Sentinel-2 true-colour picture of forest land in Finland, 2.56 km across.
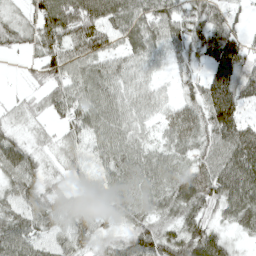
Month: April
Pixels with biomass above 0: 89%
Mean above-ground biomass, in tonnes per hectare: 59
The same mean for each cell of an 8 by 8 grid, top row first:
30 96 124 79 71 68 68 21
31 69 73 41 61 50 92 85
3 57 67 63 37 24 70 87
25 35 61 67 45 33 91 70
51 22 39 67 46 48 65 114
67 36 29 52 67 63 71 108
48 59 48 47 56 68 57 90
74 39 54 36 80 73 83 17
